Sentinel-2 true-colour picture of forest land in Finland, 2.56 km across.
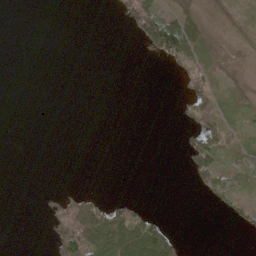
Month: May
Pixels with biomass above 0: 28%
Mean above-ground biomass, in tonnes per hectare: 16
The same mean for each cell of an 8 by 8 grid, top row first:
0 0 0 3 71 33 7 10
0 0 0 0 21 86 18 8
0 0 0 0 0 11 34 7
0 0 0 0 0 5 43 11
0 0 0 0 0 3 47 21
0 0 0 0 0 0 40 20
0 12 80 42 13 0 4 23
0 17 116 80 86 21 0 1
